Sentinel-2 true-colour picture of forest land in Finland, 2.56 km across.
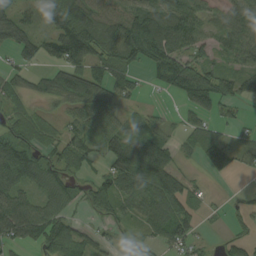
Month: August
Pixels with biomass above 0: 75%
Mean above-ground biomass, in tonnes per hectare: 61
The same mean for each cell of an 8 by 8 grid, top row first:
59 38 88 85 97 111 48 68
69 49 112 99 129 86 41 80
47 51 83 70 15 80 72 62
46 27 62 59 20 15 47 19
84 55 62 91 96 33 77 43
92 68 36 89 118 76 24 23
94 61 24 61 76 85 16 21
66 75 58 15 18 61 10 39
